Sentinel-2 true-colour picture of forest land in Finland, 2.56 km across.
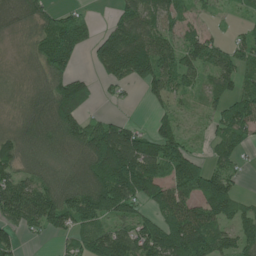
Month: June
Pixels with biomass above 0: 78%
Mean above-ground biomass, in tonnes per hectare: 75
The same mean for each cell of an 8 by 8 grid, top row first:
72 51 32 25 91 55 15 14
13 104 67 129 141 75 79 54
14 81 65 64 86 64 42 64
18 97 81 12 4 43 35 88
66 77 113 195 107 78 24 56
67 45 87 187 170 112 80 28
124 122 111 120 49 114 98 53
46 15 45 99 119 135 109 81
